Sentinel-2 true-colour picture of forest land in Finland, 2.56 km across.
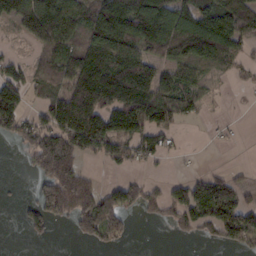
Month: February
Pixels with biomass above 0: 59%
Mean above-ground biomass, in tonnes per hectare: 83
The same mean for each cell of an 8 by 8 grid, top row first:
99 149 107 145 162 135 104 155
5 80 107 161 109 116 142 66
79 71 156 199 164 89 36 15
105 78 186 135 144 101 12 1
38 133 120 119 82 12 4 3
1 136 115 11 28 12 46 23
13 118 138 145 65 82 118 103
0 18 30 52 0 17 35 74
